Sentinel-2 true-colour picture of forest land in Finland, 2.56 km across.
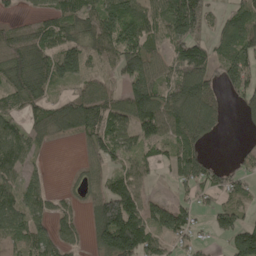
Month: May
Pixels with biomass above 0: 75%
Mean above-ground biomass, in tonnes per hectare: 95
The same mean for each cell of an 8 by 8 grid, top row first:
28 72 134 144 109 187 83 102
123 116 119 114 122 105 91 126
119 135 82 53 134 129 109 113
77 118 147 114 136 137 103 38
111 42 39 114 84 103 37 11
72 29 30 85 59 68 103 62
100 78 41 188 108 100 46 77
74 94 43 195 158 66 24 143
